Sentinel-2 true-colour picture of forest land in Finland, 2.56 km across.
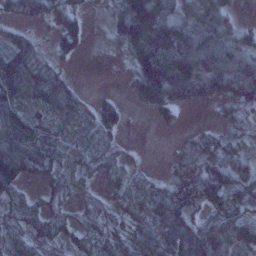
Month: January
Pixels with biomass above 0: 79%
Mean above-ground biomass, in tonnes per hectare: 64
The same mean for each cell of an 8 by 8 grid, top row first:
42 59 41 59 205 79 93 14
59 19 41 19 140 135 151 96
109 81 8 1 125 147 136 132
69 49 38 60 23 40 3 26
103 79 38 24 2 5 50 37
87 52 43 40 27 57 104 60
49 44 29 33 67 103 49 38
56 41 26 60 83 90 129 77
